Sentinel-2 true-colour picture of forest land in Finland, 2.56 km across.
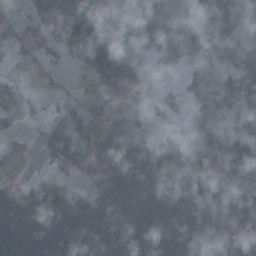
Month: November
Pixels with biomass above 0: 37%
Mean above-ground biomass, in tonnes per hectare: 59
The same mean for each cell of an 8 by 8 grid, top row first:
29 67 216 38 113 97 138 22
82 68 182 150 117 125 96 0
37 31 12 118 79 18 124 0
132 29 66 67 22 54 140 60
26 94 150 18 55 100 64 3
23 16 74 27 23 51 3 0
73 73 94 31 0 0 11 34
0 17 0 75 34 0 34 29
